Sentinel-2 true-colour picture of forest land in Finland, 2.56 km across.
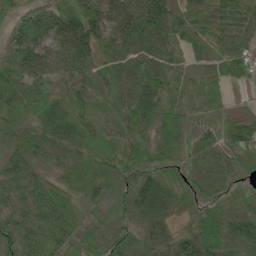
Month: June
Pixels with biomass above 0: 96%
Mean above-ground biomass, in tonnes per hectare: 49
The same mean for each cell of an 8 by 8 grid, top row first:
49 43 49 53 66 51 54 55
56 65 61 49 66 46 46 60
53 42 37 49 64 43 48 35
42 51 34 36 63 49 41 16
41 48 41 31 45 60 45 60
60 28 24 38 57 40 43 47
55 83 26 40 57 37 55 37
66 75 41 50 34 49 73 58
